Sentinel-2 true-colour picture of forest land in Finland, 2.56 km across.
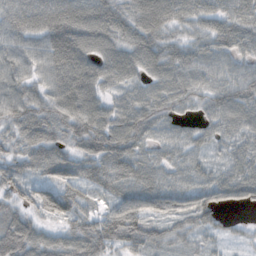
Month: October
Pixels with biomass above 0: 95%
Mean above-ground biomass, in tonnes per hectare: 70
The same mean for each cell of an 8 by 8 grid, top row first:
84 100 96 85 85 66 63 70
65 89 99 74 83 57 60 54
75 72 99 65 51 75 59 77
74 72 90 63 76 43 45 79
59 87 68 107 58 47 39 57
59 67 85 88 70 47 47 81
52 81 70 66 82 75 79 41
122 63 89 92 84 44 30 17
